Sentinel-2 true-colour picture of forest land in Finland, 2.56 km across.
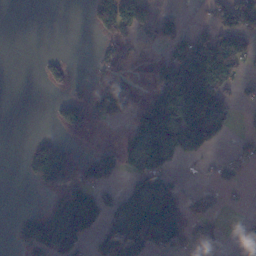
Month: November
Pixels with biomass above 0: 43%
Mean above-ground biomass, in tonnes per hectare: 60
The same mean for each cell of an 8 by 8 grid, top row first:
0 0 0 128 80 22 32 144
0 0 0 42 18 53 108 76
0 25 5 56 29 153 155 46
0 6 70 74 92 135 108 15
0 59 6 32 139 90 58 29
1 142 85 53 141 40 13 23
3 45 177 83 194 110 58 9
35 138 76 98 132 70 29 30
